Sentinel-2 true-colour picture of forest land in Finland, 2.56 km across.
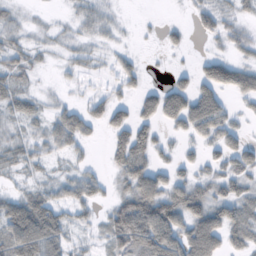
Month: October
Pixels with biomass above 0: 58%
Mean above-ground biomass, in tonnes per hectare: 29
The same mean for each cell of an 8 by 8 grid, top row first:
9 2 18 10 1 0 26 16
23 8 11 10 1 12 3 16
25 2 8 14 12 17 53 53
25 16 29 39 40 60 79 11
21 26 24 30 42 10 28 30
10 11 29 15 59 23 20 31
46 44 26 34 86 67 61 31
36 45 8 32 74 66 102 24
